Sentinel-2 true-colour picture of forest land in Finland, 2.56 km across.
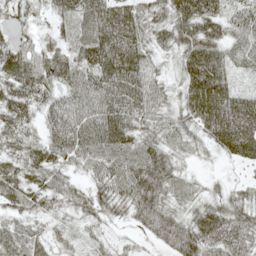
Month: May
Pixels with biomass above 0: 92%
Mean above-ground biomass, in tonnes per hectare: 56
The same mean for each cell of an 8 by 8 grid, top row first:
43 32 58 78 56 63 66 44
59 52 60 94 61 50 79 23
86 78 73 85 71 34 104 20
65 50 70 75 57 43 86 94
52 57 68 73 57 44 39 72
55 54 25 65 84 52 15 11
43 43 44 50 69 43 53 55
35 40 24 23 17 68 69 61
